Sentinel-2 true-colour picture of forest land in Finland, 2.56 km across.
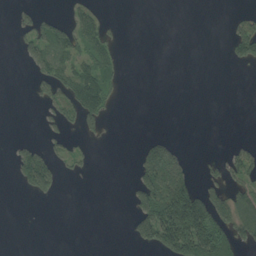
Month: August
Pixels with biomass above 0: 27%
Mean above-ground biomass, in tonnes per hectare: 39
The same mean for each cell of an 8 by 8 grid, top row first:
15 25 52 8 0 0 0 22
16 83 80 44 0 0 0 60
0 64 121 45 0 0 0 0
0 24 103 17 0 0 0 0
16 23 18 1 36 24 0 16
36 78 10 0 89 155 22 53
0 0 0 0 102 250 164 95
0 0 0 0 58 197 211 62
